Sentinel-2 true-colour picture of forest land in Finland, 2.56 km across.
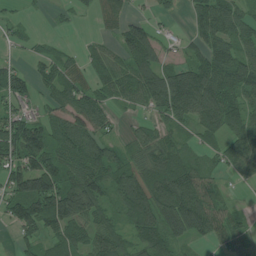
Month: July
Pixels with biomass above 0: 76%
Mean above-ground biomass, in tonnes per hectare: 76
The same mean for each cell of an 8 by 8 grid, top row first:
16 9 15 48 30 18 118 76
19 30 23 43 138 25 97 86
64 66 58 77 103 130 131 111
70 43 101 47 33 97 133 94
138 104 108 49 66 53 40 86
105 145 116 93 95 119 54 36
80 159 136 51 124 139 109 23
32 67 73 84 83 69 47 45
